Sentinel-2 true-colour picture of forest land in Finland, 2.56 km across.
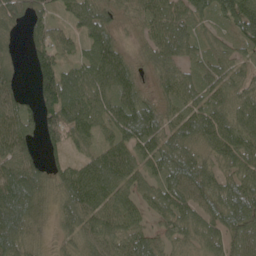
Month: May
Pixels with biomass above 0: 89%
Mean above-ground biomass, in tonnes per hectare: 90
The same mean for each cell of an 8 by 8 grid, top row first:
82 58 94 70 89 105 91 165
18 158 61 104 53 110 59 59
38 132 92 138 44 88 83 62
88 110 125 99 112 74 93 84
125 65 56 104 91 107 82 112
169 71 130 147 80 103 87 92
169 40 111 86 53 99 77 114
116 20 62 81 80 54 70 84
